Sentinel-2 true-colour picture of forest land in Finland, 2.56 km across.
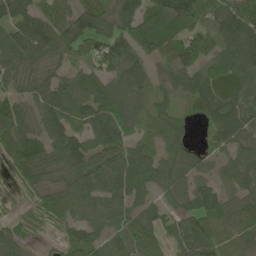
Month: May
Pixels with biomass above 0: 88%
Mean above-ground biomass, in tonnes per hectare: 72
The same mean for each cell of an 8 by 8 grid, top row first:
98 72 85 89 103 136 97 110
91 90 59 108 60 90 69 120
53 58 62 65 58 72 86 77
68 80 69 93 36 44 66 88
76 79 80 86 44 43 30 72
45 77 88 104 94 60 41 70
11 63 80 66 63 47 71 83
63 10 67 58 91 50 78 57
